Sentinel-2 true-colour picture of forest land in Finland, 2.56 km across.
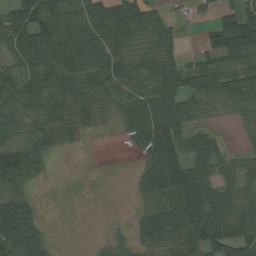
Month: August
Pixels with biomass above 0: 75%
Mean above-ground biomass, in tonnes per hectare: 61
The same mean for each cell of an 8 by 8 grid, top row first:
79 84 69 114 97 19 21 83
77 89 81 80 49 44 54 111
78 81 81 86 56 80 69 81
59 58 55 30 83 89 29 38
87 52 14 1 55 107 61 12
107 14 1 0 48 142 77 55
129 2 1 0 25 92 94 55
109 35 0 18 48 51 122 85
